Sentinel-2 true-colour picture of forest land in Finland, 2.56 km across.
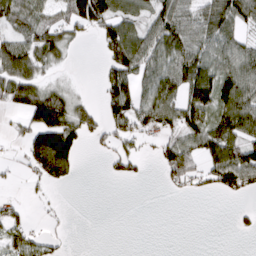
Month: March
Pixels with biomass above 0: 54%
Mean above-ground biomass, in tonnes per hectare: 54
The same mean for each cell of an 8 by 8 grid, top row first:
72 44 106 101 53 90 87 93
73 97 10 88 83 85 63 62
98 32 5 77 54 90 95 99
28 136 66 67 70 79 92 115
14 148 55 40 27 66 87 94
9 77 15 25 15 68 60 106
23 6 0 0 0 0 0 9
45 26 0 0 0 0 0 1
